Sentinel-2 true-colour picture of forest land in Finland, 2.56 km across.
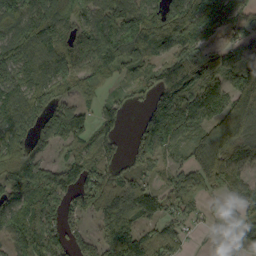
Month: September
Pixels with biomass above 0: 82%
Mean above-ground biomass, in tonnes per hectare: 108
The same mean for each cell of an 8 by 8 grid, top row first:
130 162 100 122 168 180 189 95
130 161 127 190 166 122 58 86
107 123 102 58 68 197 107 125
153 127 80 57 54 188 124 151
130 74 71 55 80 86 116 134
115 115 115 86 57 61 120 74
122 129 74 129 124 78 38 59
97 124 52 143 97 79 18 69
